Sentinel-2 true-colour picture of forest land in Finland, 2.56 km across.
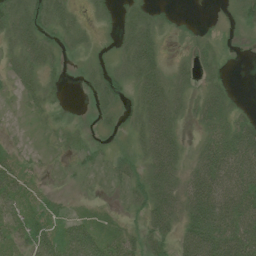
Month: July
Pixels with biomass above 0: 72%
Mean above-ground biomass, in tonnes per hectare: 33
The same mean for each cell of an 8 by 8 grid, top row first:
55 47 16 20 30 11 3 28
45 41 24 15 60 5 18 5
30 22 10 40 55 37 23 0
3 16 6 23 59 47 50 20
4 6 22 10 51 49 38 68
34 6 14 16 42 54 73 70
27 17 5 6 38 60 86 62
21 36 50 24 38 41 82 69
